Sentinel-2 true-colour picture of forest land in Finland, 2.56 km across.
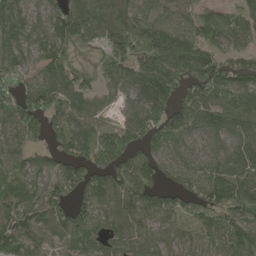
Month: May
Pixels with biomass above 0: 89%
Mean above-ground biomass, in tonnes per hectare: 102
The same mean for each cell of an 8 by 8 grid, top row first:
103 91 147 152 93 55 71 91
97 100 57 114 105 106 79 84
93 101 73 87 147 127 155 114
132 116 150 57 125 105 140 144
76 59 123 128 95 72 61 99
98 94 112 136 122 63 97 123
96 122 98 92 96 80 106 125
122 67 119 91 80 66 75 145
